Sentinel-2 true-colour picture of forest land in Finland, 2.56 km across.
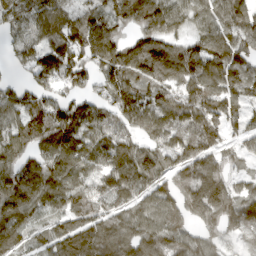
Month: March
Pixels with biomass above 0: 89%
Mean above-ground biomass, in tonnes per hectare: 106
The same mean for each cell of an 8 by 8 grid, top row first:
92 124 90 87 102 96 96 125
64 124 127 113 106 78 114 112
31 104 93 125 106 109 140 107
119 141 120 100 142 134 139 76
101 127 131 106 83 122 113 56
123 117 97 121 126 101 145 49
127 83 106 84 87 85 158 103
93 69 130 126 136 113 78 51
